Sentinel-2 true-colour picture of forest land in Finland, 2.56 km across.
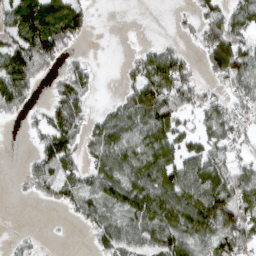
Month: March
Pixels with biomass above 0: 66%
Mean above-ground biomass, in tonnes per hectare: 61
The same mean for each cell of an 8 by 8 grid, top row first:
99 121 73 0 0 10 62 74
89 128 15 0 25 24 83 81
125 27 68 0 96 115 27 68
37 40 48 39 110 96 56 39
0 73 56 101 86 74 65 36
3 59 40 85 100 96 113 58
0 14 53 59 101 118 138 103
12 1 1 74 70 89 73 82
